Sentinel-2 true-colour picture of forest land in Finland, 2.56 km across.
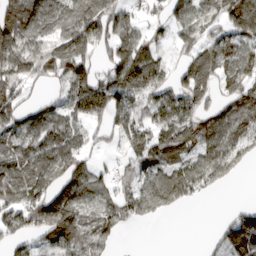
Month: March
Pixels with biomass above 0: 75%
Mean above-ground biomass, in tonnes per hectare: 97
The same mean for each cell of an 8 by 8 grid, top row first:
124 157 153 152 52 80 92 149
144 133 177 117 122 53 95 110
119 71 153 156 181 77 89 98
113 94 107 142 100 201 70 97
85 122 74 30 120 123 85 92
113 105 112 56 86 107 88 24
113 141 88 81 96 40 0 42
60 76 86 43 0 0 16 150
